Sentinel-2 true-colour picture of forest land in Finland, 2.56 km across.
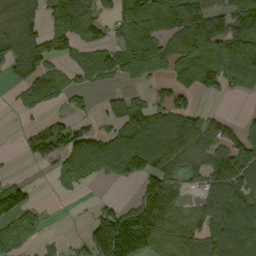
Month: September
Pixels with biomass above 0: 64%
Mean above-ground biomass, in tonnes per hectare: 70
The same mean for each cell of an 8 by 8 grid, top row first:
65 51 94 54 103 131 119 51
89 116 46 55 124 92 95 90
49 71 22 41 43 86 62 79
10 23 20 46 83 83 13 7
6 100 85 86 125 105 78 78
11 11 55 42 99 60 84 112
119 5 1 46 106 54 69 109
82 11 20 201 118 61 82 129
